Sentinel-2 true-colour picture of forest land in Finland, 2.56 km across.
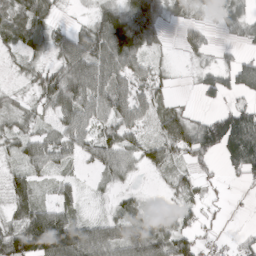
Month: March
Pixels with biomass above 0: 75%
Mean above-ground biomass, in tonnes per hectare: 44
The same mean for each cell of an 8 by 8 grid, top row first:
56 49 5 83 103 27 14 39
39 45 72 107 69 8 24 16
10 51 84 68 39 11 40 71
28 27 47 44 36 33 20 68
27 37 37 41 30 55 89 123
31 19 11 32 10 31 20 32
33 43 29 17 22 29 13 1
81 130 99 69 78 65 15 16
